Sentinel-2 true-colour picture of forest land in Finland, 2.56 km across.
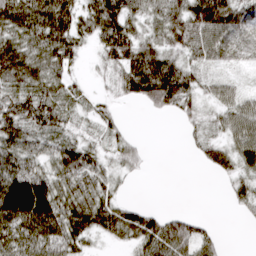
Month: March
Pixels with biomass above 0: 76%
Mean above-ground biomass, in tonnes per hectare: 51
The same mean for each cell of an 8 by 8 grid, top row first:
80 101 66 101 57 71 118 83
76 74 36 78 66 51 72 45
53 60 14 35 105 101 30 15
72 69 23 25 9 39 22 59
68 40 47 31 11 0 42 60
93 58 70 34 8 0 9 40
104 90 74 61 32 5 0 17
75 73 48 23 61 80 31 0
